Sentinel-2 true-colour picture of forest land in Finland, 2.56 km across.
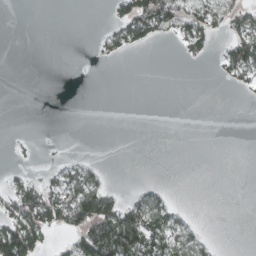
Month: March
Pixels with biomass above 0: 26%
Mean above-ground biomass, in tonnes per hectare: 23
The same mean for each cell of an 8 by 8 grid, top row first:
0 0 0 20 82 74 63 48
0 0 0 26 18 10 27 88
0 0 0 0 0 0 1 32
0 0 0 0 0 0 0 0
4 1 0 0 0 0 0 0
14 16 46 3 0 0 0 0
55 83 101 70 62 18 0 0
121 25 72 148 89 54 12 0
